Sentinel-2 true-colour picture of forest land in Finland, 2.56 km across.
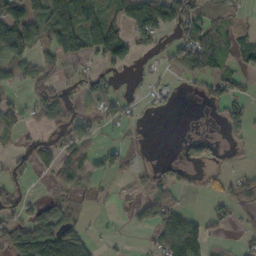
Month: October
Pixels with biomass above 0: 49%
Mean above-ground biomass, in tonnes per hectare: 41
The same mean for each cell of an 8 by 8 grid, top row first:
82 75 90 60 110 99 41 11
78 42 76 113 28 46 103 45
28 27 26 24 8 16 45 19
46 47 19 44 11 4 6 39
13 29 50 14 7 5 30 19
38 15 32 16 21 27 15 28
55 71 19 6 33 39 15 39
93 149 78 9 5 126 40 12
